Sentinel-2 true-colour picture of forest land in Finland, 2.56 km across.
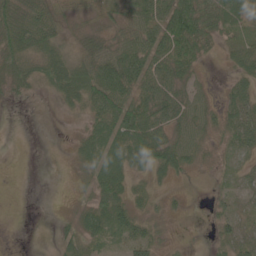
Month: June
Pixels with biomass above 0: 72%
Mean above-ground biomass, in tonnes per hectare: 37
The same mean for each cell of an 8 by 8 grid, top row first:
70 57 21 31 76 129 80 50
60 48 36 50 84 71 34 31
39 43 81 92 82 49 6 29
1 0 18 82 76 51 26 44
0 0 26 50 84 47 14 35
0 0 15 59 21 24 3 14
0 0 29 44 19 9 10 21
0 5 48 25 42 3 6 39
